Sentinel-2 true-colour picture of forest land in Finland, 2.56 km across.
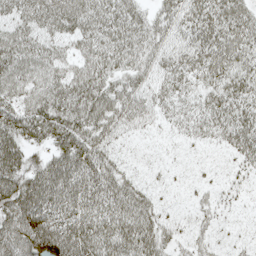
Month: May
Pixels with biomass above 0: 81%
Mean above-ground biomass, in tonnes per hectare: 49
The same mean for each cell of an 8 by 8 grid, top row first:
51 70 70 62 43 47 66 58
68 51 39 62 55 39 62 61
61 59 66 48 36 48 44 56
53 73 71 60 38 32 48 54
65 50 73 26 3 6 15 48
72 78 71 53 8 3 4 14
84 78 63 61 52 4 20 7
81 95 84 72 71 25 17 7
